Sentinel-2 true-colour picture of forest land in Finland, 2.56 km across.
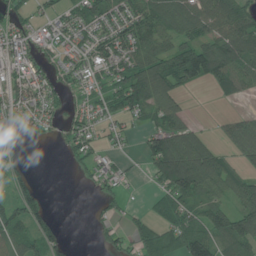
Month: June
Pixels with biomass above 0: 67%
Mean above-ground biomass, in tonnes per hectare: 58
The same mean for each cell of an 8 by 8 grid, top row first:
42 39 64 60 92 98 100 80
69 50 49 75 83 78 89 102
65 56 34 55 112 89 75 73
56 44 29 43 63 61 1 19
41 10 47 24 41 111 54 71
42 0 10 45 12 128 113 58
65 31 0 22 15 75 75 75
61 71 2 37 60 65 101 105
